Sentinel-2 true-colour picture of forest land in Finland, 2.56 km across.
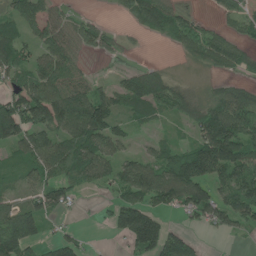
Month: June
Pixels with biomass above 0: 68%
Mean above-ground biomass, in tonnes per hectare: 71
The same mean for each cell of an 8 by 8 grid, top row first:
71 64 28 7 80 61 9 74
85 89 60 31 4 29 88 47
51 107 66 24 101 27 17 32
137 146 144 85 69 49 85 106
98 92 100 66 12 38 145 135
24 59 64 61 102 131 117 103
66 75 9 49 112 62 120 129
132 40 39 15 121 110 8 13
